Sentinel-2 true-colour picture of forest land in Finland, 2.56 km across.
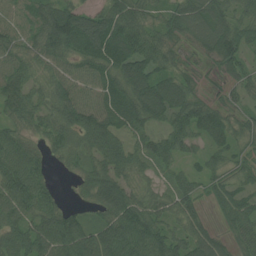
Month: July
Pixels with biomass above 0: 91%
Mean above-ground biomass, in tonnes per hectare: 69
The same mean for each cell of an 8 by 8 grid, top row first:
54 93 84 89 63 65 90 55
59 86 89 116 87 47 70 82
82 48 56 83 121 70 16 52
83 61 90 85 99 105 69 29
66 44 54 79 54 71 48 34
97 36 40 90 37 38 50 43
78 64 31 99 76 57 21 67
70 92 109 109 102 80 66 46
